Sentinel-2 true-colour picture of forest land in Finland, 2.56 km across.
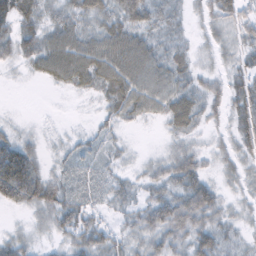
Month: February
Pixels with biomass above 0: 82%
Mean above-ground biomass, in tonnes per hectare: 33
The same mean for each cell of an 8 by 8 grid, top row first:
55 28 45 45 40 16 27 38
40 54 62 64 49 21 16 30
4 29 48 61 58 39 21 33
3 2 2 30 36 55 25 44
44 9 19 16 2 23 15 37
111 32 22 20 19 44 24 24
21 42 38 16 31 52 50 15
27 14 38 30 35 37 41 17
